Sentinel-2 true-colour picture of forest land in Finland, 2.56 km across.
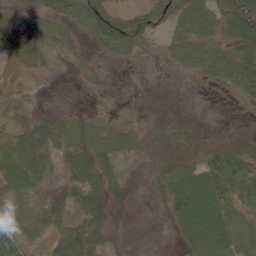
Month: June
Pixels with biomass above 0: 79%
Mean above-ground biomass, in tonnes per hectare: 29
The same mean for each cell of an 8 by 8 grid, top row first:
11 23 31 39 41 32 61 72
19 17 10 31 12 36 43 61
7 4 7 4 3 8 25 63
13 11 7 4 6 8 3 5
28 33 38 36 14 27 19 26
42 21 49 33 9 50 61 70
10 18 28 13 2 60 76 51
58 24 75 26 2 15 79 64
